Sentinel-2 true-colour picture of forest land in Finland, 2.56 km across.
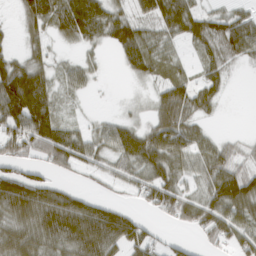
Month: March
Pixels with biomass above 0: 71%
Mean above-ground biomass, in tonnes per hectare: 51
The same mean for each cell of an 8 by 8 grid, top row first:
18 77 107 62 42 82 48 46
17 31 24 32 64 21 43 68
84 50 35 1 23 52 39 2
84 80 6 5 11 84 27 0
75 87 51 62 76 72 44 23
69 32 17 30 47 46 60 76
95 96 75 45 24 60 75 71
85 75 92 75 59 16 33 56
